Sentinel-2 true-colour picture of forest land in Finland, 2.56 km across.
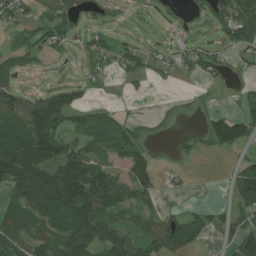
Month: July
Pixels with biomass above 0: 60%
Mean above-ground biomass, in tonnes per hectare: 55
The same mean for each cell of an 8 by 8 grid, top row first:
42 34 42 17 13 10 41 117
30 39 13 36 20 23 26 52
30 12 17 10 24 15 21 12
75 125 54 28 4 17 25 49
137 122 69 71 43 9 39 68
138 120 156 60 80 12 1 57
92 140 141 74 41 10 26 46
76 79 129 124 86 92 21 68
